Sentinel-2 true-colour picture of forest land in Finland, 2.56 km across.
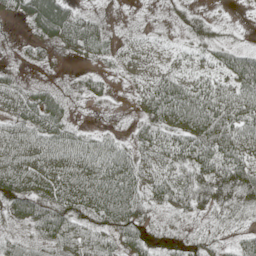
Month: May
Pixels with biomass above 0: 85%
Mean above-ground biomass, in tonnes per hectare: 42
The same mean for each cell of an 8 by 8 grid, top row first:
29 93 37 7 5 18 17 4
9 30 46 16 22 12 38 26
20 8 17 11 24 49 39 74
35 56 5 7 40 91 91 67
53 54 43 31 39 55 84 74
68 63 58 78 44 44 63 79
55 68 57 84 47 39 28 39
28 47 49 35 43 25 23 25
